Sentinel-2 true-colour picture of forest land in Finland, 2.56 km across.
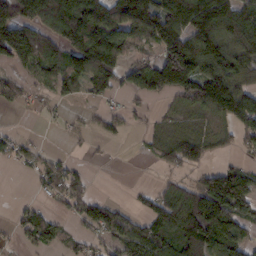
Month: February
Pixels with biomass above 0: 63%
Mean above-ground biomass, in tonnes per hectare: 86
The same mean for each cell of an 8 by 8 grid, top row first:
160 138 193 104 179 162 193 150
175 100 149 145 44 138 148 118
37 63 91 69 134 184 146 86
14 19 8 34 25 43 91 164
43 6 8 10 21 106 63 38
5 73 44 0 1 36 74 86
20 29 62 51 43 148 189 110
26 55 32 55 123 126 188 100
